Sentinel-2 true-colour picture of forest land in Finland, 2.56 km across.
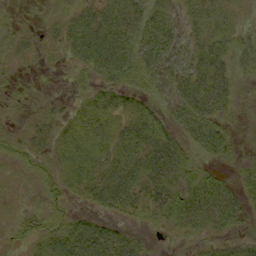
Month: September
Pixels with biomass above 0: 73%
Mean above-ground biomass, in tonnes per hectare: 25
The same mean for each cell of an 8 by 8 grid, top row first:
5 8 24 35 37 18 31 8
13 7 39 50 43 25 39 22
6 1 8 28 28 33 51 13
3 12 20 27 24 27 43 6
14 23 38 30 41 35 33 7
6 17 34 36 39 43 25 16
6 23 8 24 28 47 52 33
12 29 46 40 12 7 19 18
